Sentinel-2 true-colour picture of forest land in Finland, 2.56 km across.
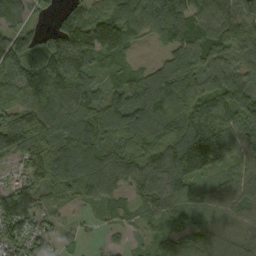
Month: September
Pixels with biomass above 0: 91%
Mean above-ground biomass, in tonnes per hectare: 97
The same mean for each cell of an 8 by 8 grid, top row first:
84 36 97 125 123 133 102 119
125 99 149 118 19 77 96 95
101 153 112 52 103 94 79 96
135 123 107 113 130 98 97 92
164 108 159 89 92 146 195 84
59 90 127 118 127 136 74 67
150 42 21 51 55 78 64 79
106 68 30 9 27 87 128 91
